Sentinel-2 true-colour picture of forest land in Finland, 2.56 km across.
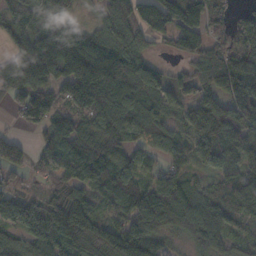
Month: November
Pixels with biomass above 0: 85%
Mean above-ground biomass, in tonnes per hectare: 105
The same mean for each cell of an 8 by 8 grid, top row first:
112 68 30 120 115 125 107 58
101 152 179 160 76 72 87 98
105 93 174 142 121 47 92 149
48 133 126 195 130 62 104 127
58 73 151 148 74 83 52 107
49 63 116 150 76 108 32 110
132 114 134 103 134 158 96 93
79 121 102 134 156 37 98 38
